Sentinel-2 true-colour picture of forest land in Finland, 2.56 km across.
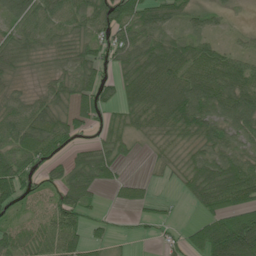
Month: June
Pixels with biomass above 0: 80%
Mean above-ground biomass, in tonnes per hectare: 64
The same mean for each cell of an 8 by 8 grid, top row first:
76 81 76 94 80 57 40 6
56 37 58 77 87 79 61 27
24 29 79 46 102 105 115 87
59 74 70 42 88 117 95 112
76 78 35 59 18 35 59 58
102 49 86 45 9 31 105 107
49 49 73 10 20 7 59 70
63 63 51 24 12 27 127 178
